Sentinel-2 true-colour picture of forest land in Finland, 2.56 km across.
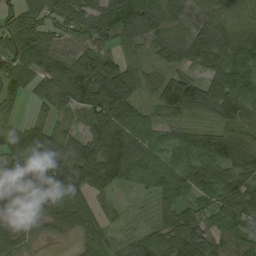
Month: August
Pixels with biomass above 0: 91%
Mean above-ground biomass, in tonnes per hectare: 82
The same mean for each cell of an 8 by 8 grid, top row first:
83 72 87 127 139 67 61 62
115 107 81 59 61 77 127 137
87 91 141 157 66 89 94 121
25 45 70 109 47 82 82 93
79 104 63 95 73 67 123 110
102 111 71 78 63 81 79 103
61 71 79 31 26 90 66 105
80 27 36 44 55 85 85 78
